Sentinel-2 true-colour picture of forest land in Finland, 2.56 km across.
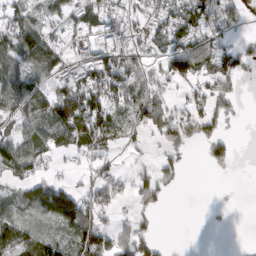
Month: March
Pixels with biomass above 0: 60%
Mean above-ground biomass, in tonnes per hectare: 56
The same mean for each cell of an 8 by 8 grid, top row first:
47 43 47 60 41 82 86 37
78 73 36 80 37 84 71 50
66 49 95 128 69 79 59 44
51 80 176 89 72 39 74 19
70 73 97 53 19 53 76 5
42 32 19 43 49 35 6 2
44 130 100 50 37 0 3 0
70 48 103 90 72 0 0 0
